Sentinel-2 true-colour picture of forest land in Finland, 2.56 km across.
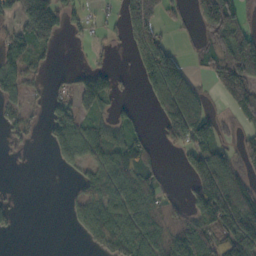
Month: October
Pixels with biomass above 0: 56%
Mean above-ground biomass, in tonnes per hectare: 81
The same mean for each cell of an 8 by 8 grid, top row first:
85 170 40 17 187 25 165 83
93 60 5 16 146 40 106 199
83 19 62 56 65 152 49 185
54 49 79 47 13 198 74 105
24 28 81 90 52 87 108 57
0 0 44 93 106 5 219 95
21 0 59 86 107 51 203 210
2 0 12 85 88 112 120 201
